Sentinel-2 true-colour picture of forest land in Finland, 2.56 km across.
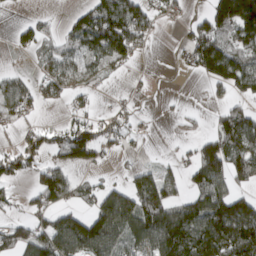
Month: March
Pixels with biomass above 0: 56%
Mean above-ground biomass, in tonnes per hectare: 70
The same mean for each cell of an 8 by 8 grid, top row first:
4 11 53 141 88 29 77 168
29 38 77 132 31 13 158 99
37 67 57 18 4 2 68 128
55 8 31 30 8 9 13 68
31 61 108 38 7 10 50 121
61 72 21 9 67 34 111 74
21 71 47 155 149 99 127 102
70 95 168 123 91 205 181 139
